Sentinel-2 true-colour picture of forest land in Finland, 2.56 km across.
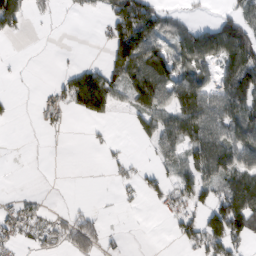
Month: February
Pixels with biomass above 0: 47%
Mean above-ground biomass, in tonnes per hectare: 49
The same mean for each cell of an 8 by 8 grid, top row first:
60 12 12 76 113 21 6 73
0 0 1 77 124 60 117 138
2 4 93 74 117 94 54 119
6 32 43 32 68 105 103 123
0 2 0 12 17 75 104 105
0 0 0 12 27 47 64 77
33 18 11 1 7 43 71 113
37 46 94 10 0 23 94 67
